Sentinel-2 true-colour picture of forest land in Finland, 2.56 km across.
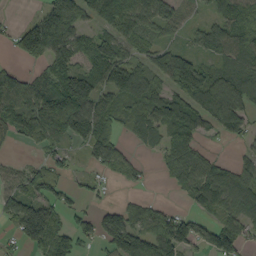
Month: September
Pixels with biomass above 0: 72%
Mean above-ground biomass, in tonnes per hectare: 79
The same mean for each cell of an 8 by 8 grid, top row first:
5 113 94 142 94 60 40 92
58 136 89 98 54 61 87 95
85 90 140 112 106 126 117 113
105 138 123 86 89 133 115 85
24 48 46 110 39 85 22 34
46 80 23 38 19 69 103 87
91 81 26 52 50 20 62 91
45 126 68 102 99 113 61 35
